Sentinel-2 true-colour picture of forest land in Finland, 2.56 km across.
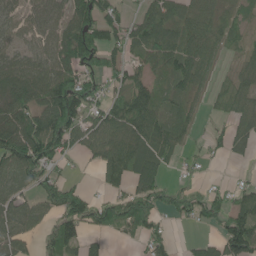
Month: June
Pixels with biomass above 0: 71%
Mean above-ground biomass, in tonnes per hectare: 65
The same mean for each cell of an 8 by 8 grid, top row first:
49 56 109 58 46 65 50 30
56 67 173 68 77 74 61 26
105 108 106 44 42 66 37 46
91 110 113 76 90 43 19 66
125 136 47 81 79 45 33 37
72 59 10 53 69 12 9 11
59 52 103 83 91 46 69 69
66 51 63 12 51 19 31 158
